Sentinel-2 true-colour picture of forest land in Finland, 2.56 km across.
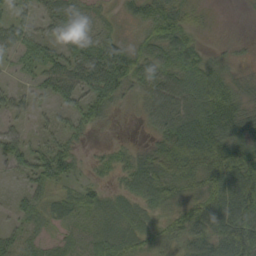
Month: September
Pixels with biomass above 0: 80%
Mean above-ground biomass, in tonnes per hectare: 40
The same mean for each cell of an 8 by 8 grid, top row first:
29 28 25 11 33 45 8 1
33 34 33 67 40 66 18 12
7 41 70 108 40 51 67 22
20 12 39 27 25 65 70 43
43 31 17 12 14 104 103 65
17 52 21 18 59 57 64 97
18 30 35 34 32 24 48 95
25 20 27 43 26 26 54 86
